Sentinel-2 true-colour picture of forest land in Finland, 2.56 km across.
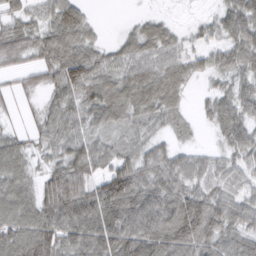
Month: March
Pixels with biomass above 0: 87%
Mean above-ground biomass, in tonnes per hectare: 53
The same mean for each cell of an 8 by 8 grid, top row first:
38 43 39 1 16 9 16 66
59 63 75 25 50 37 41 64
17 42 82 50 58 52 20 46
11 39 50 58 49 36 26 60
42 38 48 35 43 28 12 60
55 41 61 67 57 61 48 43
69 71 88 89 85 88 95 57
77 80 71 92 112 103 74 54
